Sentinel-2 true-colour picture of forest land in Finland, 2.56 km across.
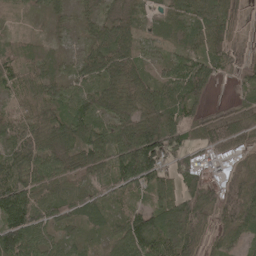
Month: May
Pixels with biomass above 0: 88%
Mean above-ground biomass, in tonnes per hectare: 63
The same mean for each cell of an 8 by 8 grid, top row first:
11 20 22 41 28 55 78 30
26 18 22 93 35 40 79 14
50 57 59 92 57 79 77 43
45 74 75 86 99 66 37 55
76 59 69 93 163 68 57 39
92 72 41 73 120 86 40 65
120 57 45 36 54 106 85 105
108 44 26 36 119 106 46 46
